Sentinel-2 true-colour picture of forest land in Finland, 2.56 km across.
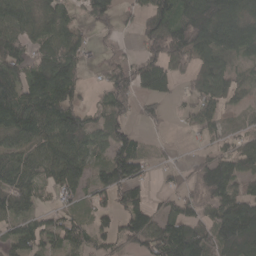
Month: April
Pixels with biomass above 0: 75%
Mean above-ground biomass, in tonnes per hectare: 76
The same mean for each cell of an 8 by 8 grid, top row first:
103 85 41 76 68 112 157 112
66 73 57 29 66 126 93 73
103 141 52 92 66 44 111 35
106 117 76 81 32 10 55 22
80 98 90 96 33 5 28 44
93 66 96 113 50 25 125 81
71 32 29 56 76 47 57 137
76 55 63 54 95 126 118 178
